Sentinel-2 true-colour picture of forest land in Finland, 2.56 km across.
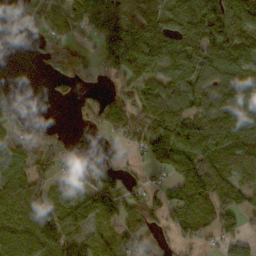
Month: October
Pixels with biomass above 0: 73%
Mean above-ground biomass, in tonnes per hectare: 96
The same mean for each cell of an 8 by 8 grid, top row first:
74 102 96 135 183 126 164 174
0 76 46 151 171 134 137 114
6 26 63 73 124 111 97 130
55 0 38 118 153 140 93 107
106 97 10 36 111 178 145 104
92 83 87 87 47 104 147 94
78 114 70 90 131 87 108 101
104 119 77 76 103 56 40 65
